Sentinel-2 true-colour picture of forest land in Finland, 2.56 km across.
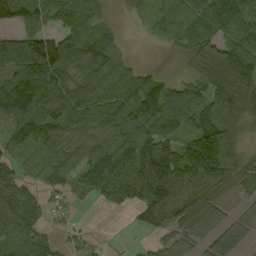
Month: September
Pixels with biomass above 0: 83%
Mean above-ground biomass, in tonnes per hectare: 87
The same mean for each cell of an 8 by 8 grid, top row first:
65 74 113 31 30 82 85 117
78 117 114 91 5 40 88 115
106 136 85 100 58 40 102 190
133 118 85 85 111 144 112 122
64 93 65 91 132 91 179 58
69 70 74 112 127 160 202 88
145 41 8 31 105 137 91 39
91 53 21 2 13 54 58 45
